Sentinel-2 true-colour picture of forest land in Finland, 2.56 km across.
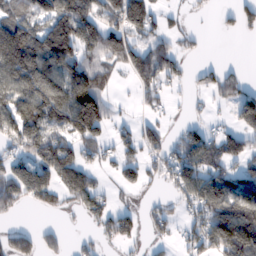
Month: February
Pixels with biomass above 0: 59%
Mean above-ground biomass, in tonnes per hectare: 91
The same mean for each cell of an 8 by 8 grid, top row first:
107 125 160 78 36 18 7 70
259 160 152 141 86 60 7 0
154 174 157 47 86 52 50 54
134 192 279 51 31 8 23 106
79 140 115 60 94 79 108 85
109 103 117 27 64 129 126 97
48 42 58 64 27 44 143 188
81 33 24 49 31 38 143 214
